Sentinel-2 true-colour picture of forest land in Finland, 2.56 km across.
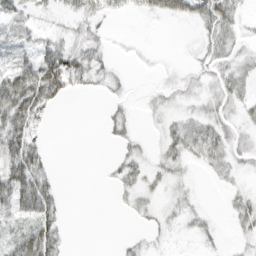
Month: March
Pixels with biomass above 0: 48%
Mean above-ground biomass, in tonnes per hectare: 18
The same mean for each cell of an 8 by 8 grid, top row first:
27 10 25 13 11 26 46 19
36 27 25 7 2 0 24 14
62 71 28 11 1 9 19 24
59 21 0 10 4 7 14 15
49 10 0 9 6 24 35 19
53 20 0 8 15 9 6 7
37 37 0 2 11 9 3 15
33 42 0 1 8 2 7 7
